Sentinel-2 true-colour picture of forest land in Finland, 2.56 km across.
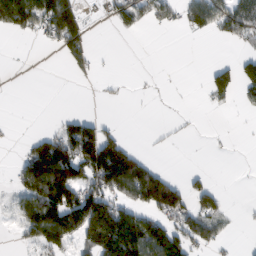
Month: February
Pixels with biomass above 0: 38%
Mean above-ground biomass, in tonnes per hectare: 57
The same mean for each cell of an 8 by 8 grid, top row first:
124 116 62 36 57 43 96 95
0 10 57 1 0 0 0 14
0 0 8 5 1 0 42 76
0 1 13 0 0 2 6 10
5 96 186 111 3 4 2 1
40 161 118 197 167 27 18 0
42 158 180 136 91 119 60 4
13 127 78 241 209 106 68 3
